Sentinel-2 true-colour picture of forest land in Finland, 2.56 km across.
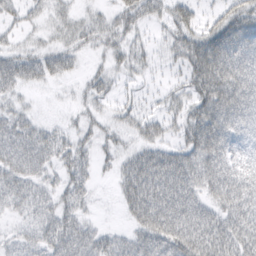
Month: March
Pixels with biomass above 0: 73%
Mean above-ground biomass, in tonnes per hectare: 42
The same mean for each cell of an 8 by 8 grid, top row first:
33 29 20 23 31 40 21 52
27 25 24 24 21 39 64 66
54 30 11 22 13 15 78 68
33 2 13 16 22 26 67 63
70 50 24 16 30 34 76 37
64 28 33 11 74 83 62 58
36 41 32 2 71 82 54 65
33 58 61 38 53 86 78 66
